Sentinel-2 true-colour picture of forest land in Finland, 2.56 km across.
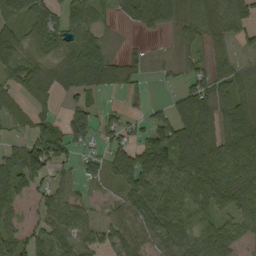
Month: September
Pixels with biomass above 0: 77%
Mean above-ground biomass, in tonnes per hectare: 59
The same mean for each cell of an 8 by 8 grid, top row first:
39 58 46 25 79 46 59 69
48 45 64 19 14 20 35 29
50 52 87 78 21 14 61 57
33 28 57 18 17 65 84 89
42 106 50 56 65 105 90 122
84 64 32 55 121 87 113 82
36 66 46 29 88 80 79 62
62 80 73 57 66 73 74 50
